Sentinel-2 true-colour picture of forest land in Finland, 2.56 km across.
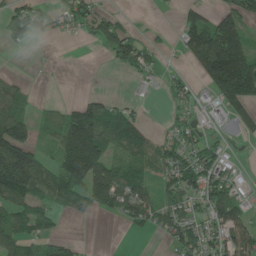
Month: June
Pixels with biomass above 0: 55%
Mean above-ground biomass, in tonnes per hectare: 65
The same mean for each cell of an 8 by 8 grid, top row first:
68 50 73 37 1 20 61 93
18 1 4 72 60 22 208 159
20 2 0 0 30 25 86 257
68 31 91 72 13 26 20 83
160 32 198 71 69 62 46 10
210 89 154 105 51 90 88 25
74 50 53 61 82 72 80 67
79 62 12 0 5 75 74 102
